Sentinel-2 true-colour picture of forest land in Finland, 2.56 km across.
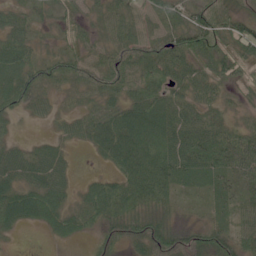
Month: June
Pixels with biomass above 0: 88%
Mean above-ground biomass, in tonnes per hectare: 42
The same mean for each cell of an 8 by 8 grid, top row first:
30 19 25 37 21 40 44 30
63 13 32 42 52 59 65 37
75 47 47 59 61 44 44 31
35 21 27 44 73 56 33 19
21 24 20 66 87 67 55 53
42 53 10 33 86 53 32 39
66 63 35 64 40 23 15 32
7 10 16 35 58 58 54 44
